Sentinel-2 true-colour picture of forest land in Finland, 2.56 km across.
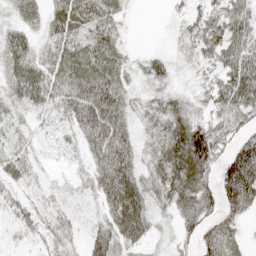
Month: April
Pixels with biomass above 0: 85%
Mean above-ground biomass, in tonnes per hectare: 44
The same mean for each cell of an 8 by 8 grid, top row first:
21 37 64 42 0 9 34 54
60 37 46 40 5 10 43 53
56 50 72 68 24 16 23 70
22 27 83 110 24 41 30 53
19 8 39 123 25 69 99 52
40 8 16 109 43 63 57 97
32 24 10 75 64 43 53 57
19 29 19 64 45 24 55 22
